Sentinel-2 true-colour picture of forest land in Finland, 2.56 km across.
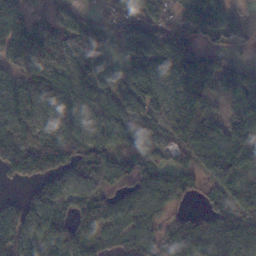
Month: November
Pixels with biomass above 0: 84%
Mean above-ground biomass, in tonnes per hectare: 86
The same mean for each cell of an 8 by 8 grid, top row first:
82 40 46 69 127 51 143 37
79 49 65 61 159 160 73 27
68 70 86 75 114 122 111 135
93 59 76 91 87 88 86 111
104 136 105 81 76 60 131 118
59 83 70 61 62 95 72 86
72 70 84 77 76 38 57 93
115 106 81 51 91 127 117 129
